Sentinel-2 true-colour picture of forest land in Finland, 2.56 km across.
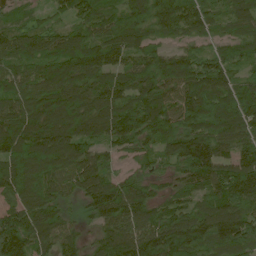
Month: June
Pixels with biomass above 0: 94%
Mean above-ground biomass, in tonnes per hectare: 115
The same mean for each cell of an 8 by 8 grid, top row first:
39 46 109 87 91 131 86 88
104 106 127 138 108 60 55 85
93 125 136 113 119 129 135 75
125 173 156 129 134 124 147 142
161 186 145 105 95 125 144 116
144 129 127 78 64 69 144 170
98 104 40 155 119 96 115 129
141 105 64 132 144 161 120 125
